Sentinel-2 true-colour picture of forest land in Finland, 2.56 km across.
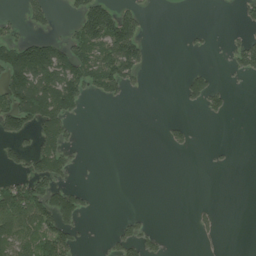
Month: July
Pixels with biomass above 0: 29%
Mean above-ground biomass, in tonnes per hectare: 44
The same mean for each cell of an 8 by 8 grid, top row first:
15 48 76 130 34 0 0 21
110 108 86 142 60 0 9 55
118 118 114 107 19 5 49 10
129 139 31 0 0 1 32 0
40 85 16 0 0 25 4 0
46 106 5 0 0 0 0 0
135 124 69 0 3 0 14 0
104 116 28 35 66 0 10 0
